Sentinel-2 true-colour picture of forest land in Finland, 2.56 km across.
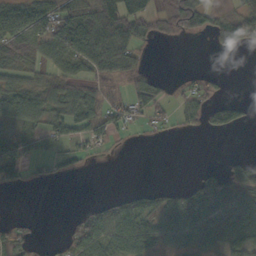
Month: October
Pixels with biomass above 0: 54%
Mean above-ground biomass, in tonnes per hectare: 34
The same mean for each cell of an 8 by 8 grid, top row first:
63 59 72 71 46 57 36 48
57 56 63 59 17 2 6 36
42 35 39 36 38 8 16 0
52 52 49 31 31 21 40 32
35 27 27 20 2 1 0 0
30 15 12 0 0 0 22 55
0 0 9 39 53 62 73 76
51 5 53 57 64 43 47 40
